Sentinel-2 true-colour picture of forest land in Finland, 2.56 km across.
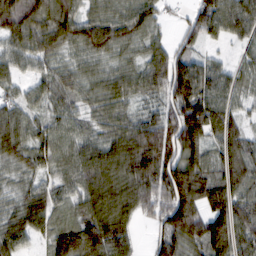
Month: February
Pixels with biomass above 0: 90%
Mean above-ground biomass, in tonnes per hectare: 85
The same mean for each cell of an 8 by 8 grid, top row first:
139 106 83 66 82 15 97 95
67 87 77 92 56 47 26 29
44 55 55 56 70 109 98 56
70 55 50 60 43 103 153 44
92 84 74 99 149 125 89 93
44 52 92 118 136 157 92 104
57 84 65 144 74 148 110 98
80 59 133 135 14 114 133 99
